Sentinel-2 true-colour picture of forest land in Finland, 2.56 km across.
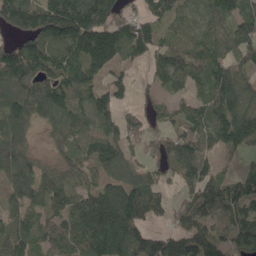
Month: May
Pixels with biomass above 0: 85%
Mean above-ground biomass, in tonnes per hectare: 111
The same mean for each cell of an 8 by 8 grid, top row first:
169 206 213 144 87 90 102 115
115 174 171 183 115 96 111 150
149 135 146 66 25 93 114 139
145 135 120 106 54 61 107 157
121 34 88 114 79 106 83 95
116 80 70 97 78 62 75 64
84 101 111 168 147 72 110 105
107 76 110 137 135 104 121 81
